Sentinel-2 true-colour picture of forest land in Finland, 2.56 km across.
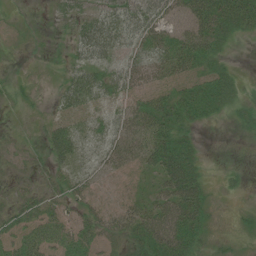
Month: July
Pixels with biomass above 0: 77%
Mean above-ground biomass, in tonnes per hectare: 28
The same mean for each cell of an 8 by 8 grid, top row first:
5 5 24 47 49 26 71 60
5 6 32 39 33 44 51 4
8 3 37 31 29 30 42 15
5 11 29 22 45 55 35 21
10 37 31 28 40 57 2 5
10 17 23 12 17 62 14 9
25 30 24 18 32 64 34 10
31 35 38 22 53 70 26 12
